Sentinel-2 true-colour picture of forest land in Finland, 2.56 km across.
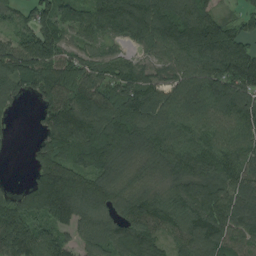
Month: August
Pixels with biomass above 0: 90%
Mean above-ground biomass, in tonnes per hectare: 114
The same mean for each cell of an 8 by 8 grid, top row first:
55 112 92 170 181 155 111 45
114 144 60 40 72 144 171 116
114 117 106 110 103 89 133 163
18 96 159 146 144 116 114 140
6 96 148 151 125 130 124 113
1 150 119 104 70 114 133 106
128 164 134 93 131 105 161 110
163 109 77 123 126 79 139 88
